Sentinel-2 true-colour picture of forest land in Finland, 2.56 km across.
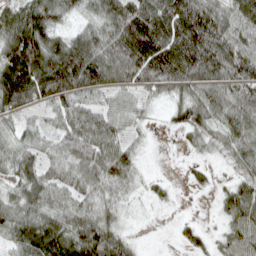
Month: April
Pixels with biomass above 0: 86%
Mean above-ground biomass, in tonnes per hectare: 70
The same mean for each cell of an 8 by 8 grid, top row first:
84 83 41 89 108 114 108 87
103 100 96 97 132 105 114 96
122 129 109 77 79 83 93 102
63 44 70 58 32 49 77 91
55 42 86 78 17 5 49 68
64 69 77 91 24 3 22 45
69 72 68 49 7 9 2 84
55 113 109 93 5 13 24 71
